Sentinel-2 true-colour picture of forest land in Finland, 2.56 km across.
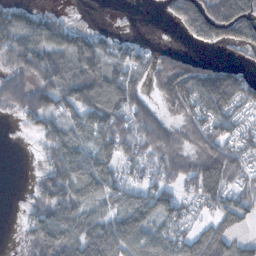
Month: October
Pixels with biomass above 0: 72%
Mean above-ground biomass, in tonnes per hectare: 70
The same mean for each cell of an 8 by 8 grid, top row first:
87 47 1 1 0 51 167 188
93 99 53 61 36 23 32 52
61 70 65 112 50 172 135 85
44 83 74 114 64 65 94 56
0 57 63 85 78 61 90 61
0 68 94 64 50 62 126 55
3 94 78 53 98 77 40 71
7 114 97 112 85 72 99 38
